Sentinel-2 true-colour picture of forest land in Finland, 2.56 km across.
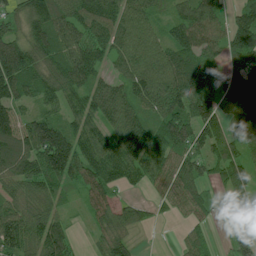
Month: July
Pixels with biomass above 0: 87%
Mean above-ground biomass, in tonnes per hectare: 84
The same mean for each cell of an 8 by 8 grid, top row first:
59 120 93 80 61 59 112 79
126 106 77 69 55 75 79 120
151 104 94 48 82 120 86 126
86 63 73 71 67 141 124 147
120 168 80 79 75 128 100 71
84 126 66 70 58 92 61 86
76 72 21 71 35 46 59 84
117 134 13 89 4 11 38 88
